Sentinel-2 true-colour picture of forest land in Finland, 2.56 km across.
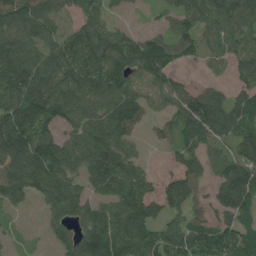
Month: July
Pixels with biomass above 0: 80%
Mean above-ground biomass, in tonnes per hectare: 95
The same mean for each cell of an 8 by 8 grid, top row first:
134 101 68 34 8 81 118 112
118 99 133 122 116 91 67 95
137 109 123 117 68 58 31 55
132 131 100 118 72 77 119 91
155 129 108 132 26 67 79 93
137 153 85 152 82 72 59 132
31 70 102 107 112 70 62 103
14 29 93 119 120 109 131 99
